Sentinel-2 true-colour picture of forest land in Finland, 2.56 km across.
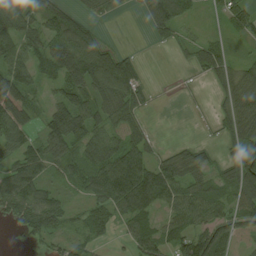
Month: August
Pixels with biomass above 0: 74%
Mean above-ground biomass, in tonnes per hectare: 58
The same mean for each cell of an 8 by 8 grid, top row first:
80 79 46 18 42 96 18 63
80 70 127 29 2 21 56 16
90 34 106 124 27 3 24 68
91 56 96 74 28 0 7 79
78 72 74 69 56 15 16 73
79 41 55 114 103 81 49 88
79 82 23 70 79 62 71 71
10 39 34 19 73 71 108 35
